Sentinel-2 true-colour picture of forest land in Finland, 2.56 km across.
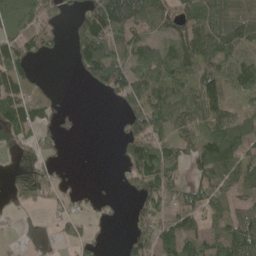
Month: May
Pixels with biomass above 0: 65%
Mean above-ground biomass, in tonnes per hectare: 68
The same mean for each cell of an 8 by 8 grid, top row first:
67 88 71 142 97 67 93 83
97 52 79 78 66 66 91 67
127 15 24 135 104 91 106 117
119 71 17 9 107 84 100 62
61 41 1 9 106 59 110 100
68 71 8 9 115 54 83 84
13 20 29 22 58 72 70 56
8 20 50 7 74 108 51 108
